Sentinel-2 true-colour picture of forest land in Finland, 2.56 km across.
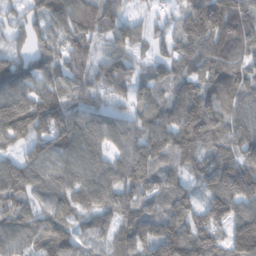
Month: February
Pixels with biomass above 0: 93%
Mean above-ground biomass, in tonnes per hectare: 114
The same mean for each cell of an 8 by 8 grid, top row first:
51 131 149 124 39 66 192 161
60 106 99 90 50 113 131 107
122 101 106 114 80 103 115 123
204 205 105 80 100 143 180 116
87 135 133 93 101 107 110 135
136 92 117 114 111 69 137 174
97 78 77 112 95 106 132 120
87 128 69 70 133 175 145 175
